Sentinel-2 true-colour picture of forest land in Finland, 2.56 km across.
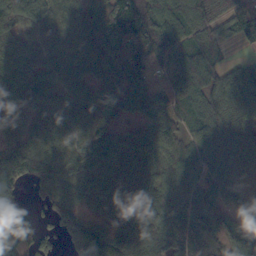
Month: October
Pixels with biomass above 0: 91%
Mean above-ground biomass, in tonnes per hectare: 90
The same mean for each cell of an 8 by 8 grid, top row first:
117 103 91 115 114 118 107 80
85 86 92 122 161 97 80 20
73 87 84 76 77 78 100 94
73 83 92 89 79 78 80 71
93 81 89 78 112 82 83 85
96 80 89 87 104 90 81 63
86 52 58 71 119 101 106 70
103 34 75 102 131 135 86 121
